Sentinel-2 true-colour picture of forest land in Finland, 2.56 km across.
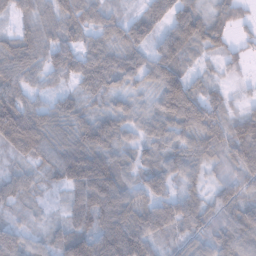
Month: January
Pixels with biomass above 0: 93%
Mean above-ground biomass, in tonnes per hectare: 74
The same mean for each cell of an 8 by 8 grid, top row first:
57 64 77 46 55 79 68 41
81 77 79 75 67 103 50 28
81 46 72 75 64 110 40 19
130 65 54 64 49 115 94 43
108 80 81 83 47 60 88 118
63 41 134 122 66 62 41 81
35 15 77 128 91 90 60 93
93 39 102 154 93 44 62 116
